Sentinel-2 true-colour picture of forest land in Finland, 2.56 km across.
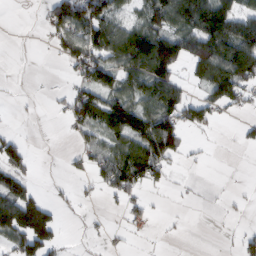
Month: February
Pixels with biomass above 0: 48%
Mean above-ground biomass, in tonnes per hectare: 51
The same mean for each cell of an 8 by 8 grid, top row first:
0 46 98 67 68 121 160 87
0 10 84 107 150 128 130 137
1 1 46 75 106 71 95 116
3 5 75 103 96 91 52 17
41 0 22 54 102 71 3 12
56 1 15 72 70 5 2 0
115 53 4 5 24 2 1 5
80 95 2 8 2 2 0 19
